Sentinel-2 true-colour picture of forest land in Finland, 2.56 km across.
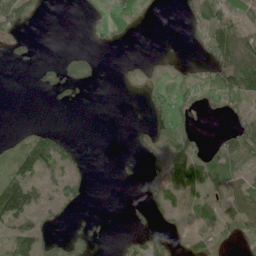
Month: June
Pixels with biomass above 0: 44%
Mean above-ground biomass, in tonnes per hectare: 29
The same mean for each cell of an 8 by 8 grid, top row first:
42 2 2 33 18 6 69 47
11 0 5 11 0 0 52 97
0 16 27 2 26 20 37 116
0 1 0 0 20 38 16 31
21 81 9 0 25 38 13 50
70 28 17 1 23 47 43 26
119 26 11 0 22 30 46 52
74 42 33 4 43 19 31 39
